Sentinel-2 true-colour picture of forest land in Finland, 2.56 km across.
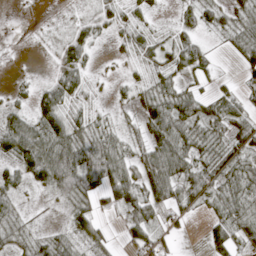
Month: April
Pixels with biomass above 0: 78%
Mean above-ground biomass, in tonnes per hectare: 34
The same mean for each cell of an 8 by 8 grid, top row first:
1 2 20 41 19 15 33 39
2 7 45 8 35 47 18 36
6 20 39 9 18 30 19 25
24 59 26 11 33 57 39 37
78 68 57 42 32 67 33 31
34 64 85 66 47 59 38 45
23 5 39 20 46 34 25 54
27 34 33 16 52 17 30 39
